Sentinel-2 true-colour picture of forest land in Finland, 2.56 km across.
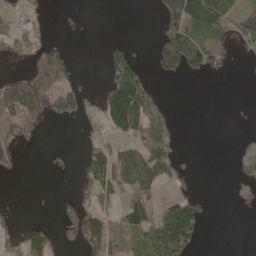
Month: May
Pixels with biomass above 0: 36%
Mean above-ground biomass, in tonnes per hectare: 48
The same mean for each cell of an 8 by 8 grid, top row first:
14 11 7 0 0 108 133 71
34 60 0 38 3 170 106 20
48 104 21 69 61 29 20 1
100 60 40 144 136 13 0 3
37 4 8 48 94 38 0 9
11 8 27 116 141 68 0 22
1 2 53 48 99 112 16 10
9 51 67 76 88 174 3 0
